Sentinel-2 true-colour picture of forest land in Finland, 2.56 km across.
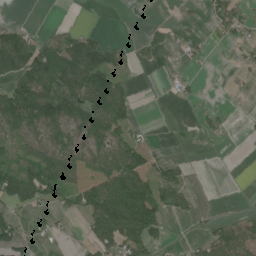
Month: July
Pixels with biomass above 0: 47%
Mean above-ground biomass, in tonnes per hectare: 53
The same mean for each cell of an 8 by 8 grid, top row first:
0 0 0 0 11 8 35 51
119 82 112 47 33 16 15 19
86 102 115 75 0 20 1 7
129 111 106 106 0 11 22 5
56 91 62 87 46 6 13 1
80 99 95 124 127 47 0 0
37 31 66 185 170 53 4 4
67 22 11 115 103 4 50 79
